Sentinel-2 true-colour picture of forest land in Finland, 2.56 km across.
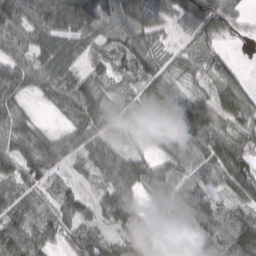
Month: March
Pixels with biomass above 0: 90%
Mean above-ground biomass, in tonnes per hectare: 69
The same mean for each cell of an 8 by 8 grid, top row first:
99 97 121 42 63 58 150 60
62 81 61 47 71 23 43 6
74 72 72 70 86 37 48 54
61 15 90 60 60 99 78 89
76 70 58 50 18 74 95 61
87 63 31 66 70 70 69 96
62 40 67 88 47 88 85 68
96 68 75 45 98 87 76 115
